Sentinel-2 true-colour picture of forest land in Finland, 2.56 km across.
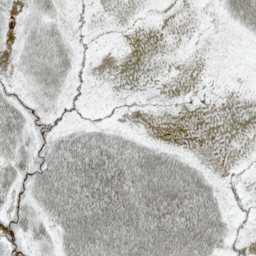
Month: May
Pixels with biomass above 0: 55%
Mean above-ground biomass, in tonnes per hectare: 34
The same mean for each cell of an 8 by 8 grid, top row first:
14 33 8 1 2 3 7 49
19 56 15 1 0 0 2 4
17 57 14 0 0 0 3 4
50 29 7 5 2 1 1 0
50 38 65 55 28 7 0 0
44 71 94 102 78 86 26 6
35 57 95 97 86 82 64 9
36 30 101 80 81 76 66 15
